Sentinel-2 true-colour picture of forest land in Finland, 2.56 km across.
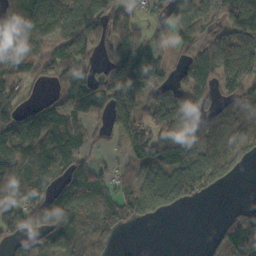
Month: October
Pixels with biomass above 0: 75%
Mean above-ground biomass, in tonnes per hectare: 97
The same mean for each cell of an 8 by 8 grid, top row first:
124 157 153 152 52 80 92 149
144 133 177 117 122 53 95 110
119 71 153 156 181 77 89 98
113 94 107 142 100 201 70 97
85 122 74 30 120 123 85 92
113 105 112 56 86 107 88 24
113 141 88 81 96 40 0 42
60 76 86 43 0 0 16 150
